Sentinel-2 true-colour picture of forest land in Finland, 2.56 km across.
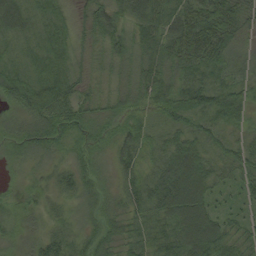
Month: August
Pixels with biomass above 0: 97%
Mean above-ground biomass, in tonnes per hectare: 42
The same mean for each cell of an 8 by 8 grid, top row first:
53 34 32 43 58 50 76 53
25 44 33 43 47 66 65 33
51 63 36 22 54 47 37 37
36 74 39 36 34 41 48 46
31 42 26 34 40 43 33 40
8 20 39 26 41 83 53 40
18 19 24 28 46 78 56 30
16 34 28 36 37 58 91 39
